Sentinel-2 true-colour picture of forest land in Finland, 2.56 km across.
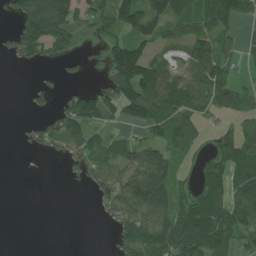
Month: July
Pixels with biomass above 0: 57%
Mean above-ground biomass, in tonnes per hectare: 58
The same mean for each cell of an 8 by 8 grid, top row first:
76 185 69 93 104 61 70 64
53 74 22 95 75 33 73 38
0 3 12 91 130 61 101 33
0 26 116 57 101 76 49 47
0 35 67 39 62 65 29 85
0 0 16 65 107 54 69 93
0 0 0 59 102 72 93 82
0 0 0 29 102 111 131 55
